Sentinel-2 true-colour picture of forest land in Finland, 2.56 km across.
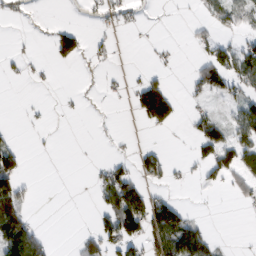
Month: February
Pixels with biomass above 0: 29%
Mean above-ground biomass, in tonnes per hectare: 29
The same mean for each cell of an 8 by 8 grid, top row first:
8 0 4 23 4 1 14 40
4 20 56 11 3 4 35 54
7 7 1 7 42 2 72 58
1 4 2 1 94 50 24 43
23 2 0 5 9 0 61 61
75 0 0 58 43 10 24 40
73 0 0 75 98 63 1 5
136 24 23 61 49 100 44 1
